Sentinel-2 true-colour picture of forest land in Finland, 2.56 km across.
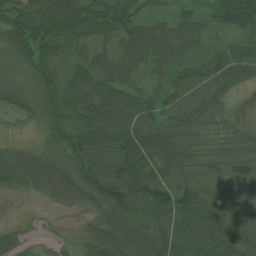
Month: July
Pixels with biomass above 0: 93%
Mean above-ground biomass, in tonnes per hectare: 75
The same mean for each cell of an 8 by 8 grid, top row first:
71 83 89 80 49 56 65 146
71 66 50 48 78 77 38 71
43 60 85 91 43 72 99 69
40 58 80 110 94 102 93 11
21 38 86 101 120 115 52 64
70 92 85 109 104 83 62 89
6 24 51 99 96 132 104 64
42 23 45 110 91 123 127 115
